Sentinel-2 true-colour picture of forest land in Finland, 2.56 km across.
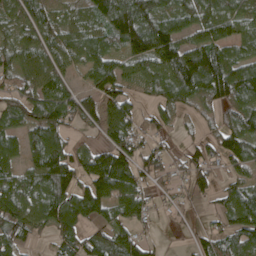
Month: April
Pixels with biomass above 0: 79%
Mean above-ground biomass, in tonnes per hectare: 91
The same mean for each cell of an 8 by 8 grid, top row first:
68 69 64 137 131 97 110 106
87 99 113 72 141 121 118 70
76 105 33 125 72 131 147 131
83 120 102 94 36 51 30 82
65 158 34 97 61 18 52 117
82 172 106 236 80 42 62 61
137 158 156 96 75 24 22 150
66 34 88 134 50 1 63 90
